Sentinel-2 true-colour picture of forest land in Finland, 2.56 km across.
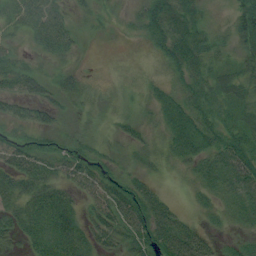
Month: August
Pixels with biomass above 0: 89%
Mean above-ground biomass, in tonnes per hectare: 39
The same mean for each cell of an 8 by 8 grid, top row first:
44 60 18 12 43 61 23 52
21 43 16 2 13 64 42 40
55 33 26 12 19 31 45 43
33 34 16 15 16 61 52 45
47 37 32 19 28 53 52 61
66 51 48 41 25 14 44 65
44 67 32 64 74 27 24 47
24 57 47 45 58 73 27 20
